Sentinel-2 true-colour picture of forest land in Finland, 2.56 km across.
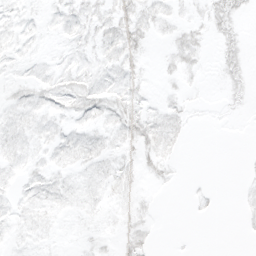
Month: March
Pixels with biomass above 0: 55%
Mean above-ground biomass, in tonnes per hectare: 6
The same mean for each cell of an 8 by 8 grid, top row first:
6 4 8 10 9 5 8 6
7 2 7 10 7 8 4 8
5 8 10 8 4 4 1 6
8 8 11 11 7 7 1 2
9 7 10 8 11 6 0 0
6 8 6 8 4 2 0 1
6 8 6 4 4 0 2 2
5 4 3 3 8 0 0 1
